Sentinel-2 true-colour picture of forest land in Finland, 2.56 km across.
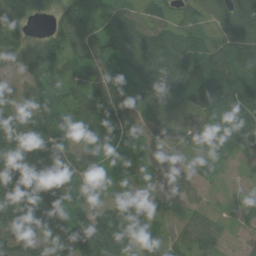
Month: July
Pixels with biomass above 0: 87%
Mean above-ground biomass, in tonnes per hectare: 67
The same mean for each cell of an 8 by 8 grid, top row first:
86 31 57 56 58 44 65 118
59 58 49 59 109 84 53 97
27 54 57 41 73 101 115 91
69 81 65 111 38 45 74 85
91 76 46 72 33 18 38 71
165 87 60 51 30 34 27 7
184 150 51 68 56 23 25 13
67 120 141 107 45 33 52 12
